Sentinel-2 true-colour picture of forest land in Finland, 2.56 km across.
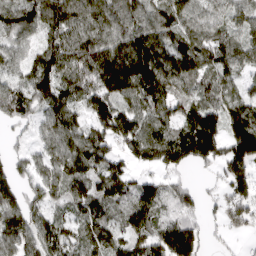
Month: April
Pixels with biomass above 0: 87%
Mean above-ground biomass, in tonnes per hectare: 110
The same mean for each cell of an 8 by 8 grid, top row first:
112 135 126 128 106 115 96 84
80 112 142 145 167 139 136 110
88 138 138 175 172 132 93 72
95 102 79 142 109 86 145 152
24 81 124 94 152 173 175 190
68 96 96 131 58 52 22 135
128 75 84 79 127 96 35 116
128 122 92 108 100 170 39 19
